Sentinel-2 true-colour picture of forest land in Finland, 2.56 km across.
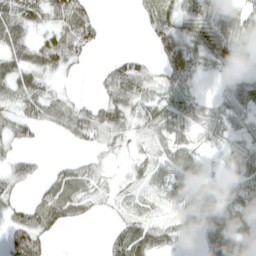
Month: April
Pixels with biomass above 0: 71%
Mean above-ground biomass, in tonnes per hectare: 40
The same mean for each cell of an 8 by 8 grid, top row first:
70 41 57 0 21 27 46 45
56 54 39 0 4 65 73 41
59 24 4 50 49 54 12 26
39 48 45 58 41 43 33 42
29 1 27 34 32 49 21 25
41 23 57 14 40 59 46 61
30 62 39 21 39 48 90 68
65 28 0 39 55 23 38 74
